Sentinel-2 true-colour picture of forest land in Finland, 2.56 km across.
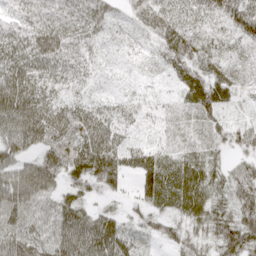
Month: April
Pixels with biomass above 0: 93%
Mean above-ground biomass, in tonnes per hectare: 49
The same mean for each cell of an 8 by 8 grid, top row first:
32 42 50 29 43 74 64 101
57 70 37 12 16 56 43 30
68 55 29 8 10 27 60 25
83 69 59 46 22 27 62 17
62 66 76 65 33 25 35 38
72 71 47 60 50 62 52 42
69 51 43 19 35 49 59 53
60 56 85 73 22 39 41 82
